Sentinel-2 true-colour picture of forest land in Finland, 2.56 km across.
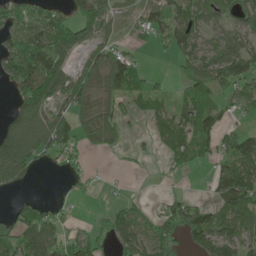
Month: May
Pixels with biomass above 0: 62%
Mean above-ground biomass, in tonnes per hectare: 73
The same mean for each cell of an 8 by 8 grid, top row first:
69 71 68 51 66 84 77 72
133 146 65 67 13 70 77 89
119 126 95 127 68 32 107 87
64 84 78 72 48 63 104 42
136 117 69 57 13 81 70 133
87 6 38 3 6 19 27 154
41 57 8 35 29 69 64 108
88 124 85 70 100 67 99 101
